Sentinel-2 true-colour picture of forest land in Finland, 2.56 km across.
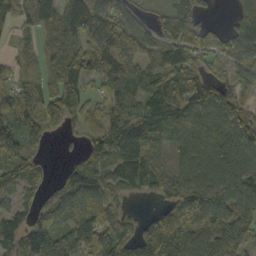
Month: October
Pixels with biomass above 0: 83%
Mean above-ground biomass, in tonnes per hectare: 92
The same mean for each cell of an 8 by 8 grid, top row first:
63 96 148 135 33 89 25 67
35 71 168 237 108 86 70 84
58 70 70 135 87 83 95 55
92 44 46 80 98 109 137 92
100 42 21 95 90 63 134 137
112 31 105 87 123 77 133 145
61 67 98 84 8 97 144 113
79 119 79 97 82 127 137 110
